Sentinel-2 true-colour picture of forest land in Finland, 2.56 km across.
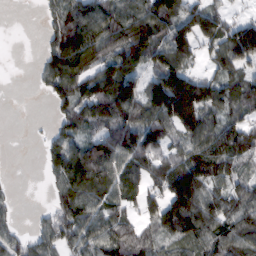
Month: February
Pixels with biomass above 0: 76%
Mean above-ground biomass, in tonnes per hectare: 80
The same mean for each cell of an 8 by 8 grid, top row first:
0 36 99 93 105 120 102 28
0 60 140 90 128 135 56 115
0 68 109 111 56 149 73 72
0 13 96 93 105 187 109 66
0 46 72 84 105 72 105 96
2 35 131 84 73 136 105 64
18 32 112 68 57 157 103 98
45 74 84 96 69 79 85 94
